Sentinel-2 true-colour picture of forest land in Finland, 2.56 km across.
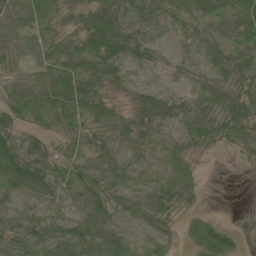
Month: June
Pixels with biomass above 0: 86%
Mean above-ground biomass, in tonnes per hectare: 46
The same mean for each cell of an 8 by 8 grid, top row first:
61 38 52 75 57 51 49 58
47 42 69 95 48 19 45 56
39 58 86 48 14 19 37 61
58 62 60 34 59 49 55 75
65 30 23 39 34 29 37 42
94 61 52 49 28 50 2 1
31 33 47 54 42 45 7 1
39 55 85 56 16 14 78 21
